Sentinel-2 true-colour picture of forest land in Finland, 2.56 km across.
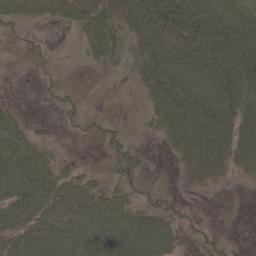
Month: May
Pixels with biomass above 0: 63%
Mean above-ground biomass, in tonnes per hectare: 43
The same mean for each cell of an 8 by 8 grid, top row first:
34 37 59 48 81 98 76 66
6 9 12 51 50 88 96 88
0 7 1 6 42 86 80 79
20 2 15 1 10 74 86 53
71 11 3 22 4 31 60 45
83 63 32 20 13 6 20 10
84 77 87 57 33 17 1 0
50 79 85 68 86 34 14 1
